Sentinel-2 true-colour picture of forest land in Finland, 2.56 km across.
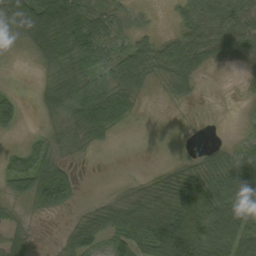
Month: September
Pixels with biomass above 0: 69%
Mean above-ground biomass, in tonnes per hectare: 46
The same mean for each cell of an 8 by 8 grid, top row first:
75 118 80 41 12 21 56 62
10 66 80 50 47 62 60 59
1 31 72 60 44 55 5 9
52 29 74 96 9 4 4 5
6 31 36 15 0 6 13 27
59 88 16 1 12 40 63 73
20 53 14 41 73 91 98 59
36 2 56 53 76 134 101 76
